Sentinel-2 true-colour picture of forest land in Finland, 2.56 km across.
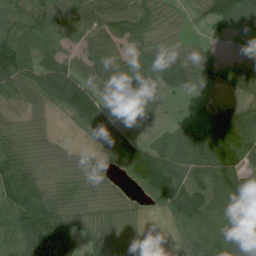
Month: July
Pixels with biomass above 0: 88%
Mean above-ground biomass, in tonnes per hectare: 79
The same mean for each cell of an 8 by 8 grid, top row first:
80 76 80 93 85 41 88 111
132 77 61 62 62 53 39 48
106 118 90 84 80 94 68 73
22 35 96 79 56 15 62 82
70 42 16 102 61 89 149 162
104 52 64 29 139 127 98 97
115 107 66 57 27 120 115 116
94 139 55 79 28 28 89 98
